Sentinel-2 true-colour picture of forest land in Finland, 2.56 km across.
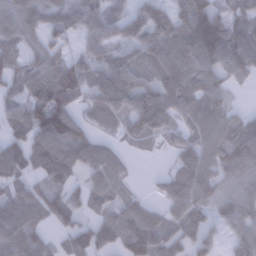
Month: January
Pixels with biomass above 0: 83%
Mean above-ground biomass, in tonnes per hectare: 78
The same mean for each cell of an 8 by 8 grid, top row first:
98 83 87 73 94 70 108 53
68 79 43 60 75 101 138 112
71 103 98 110 74 104 85 34
68 129 43 74 133 81 101 26
67 106 99 31 30 48 105 87
59 65 47 78 2 69 97 79
87 74 51 61 66 68 77 91
106 41 75 72 147 90 70 73
